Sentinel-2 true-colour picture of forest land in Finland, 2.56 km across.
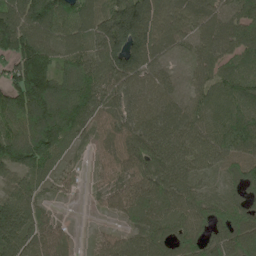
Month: May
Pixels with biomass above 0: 92%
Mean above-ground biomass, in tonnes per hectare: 105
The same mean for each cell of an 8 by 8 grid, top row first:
142 181 137 153 183 111 104 98
163 119 98 167 158 67 90 95
122 162 182 139 87 42 79 100
146 192 172 80 79 75 91 96
149 174 37 72 103 110 127 116
83 65 28 73 117 90 58 80
156 38 3 66 106 86 79 71
159 120 16 80 86 93 84 109
